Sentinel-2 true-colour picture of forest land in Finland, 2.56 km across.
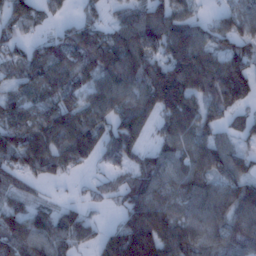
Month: January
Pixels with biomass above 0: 81%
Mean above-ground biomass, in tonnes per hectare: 85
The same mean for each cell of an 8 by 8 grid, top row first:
90 34 28 37 90 88 27 83
52 71 117 124 119 136 90 64
56 99 79 99 128 174 129 136
91 89 104 88 91 137 70 52
113 112 120 93 52 80 86 44
55 55 16 40 90 69 90 81
59 37 41 17 127 69 96 95
100 87 66 101 203 106 78 91
